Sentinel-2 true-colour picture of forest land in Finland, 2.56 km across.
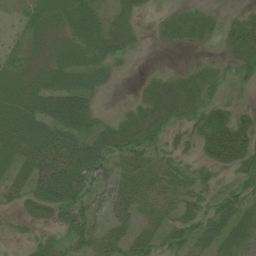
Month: July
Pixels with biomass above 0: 70%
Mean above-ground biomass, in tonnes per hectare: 29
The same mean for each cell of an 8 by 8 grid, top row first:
10 34 47 19 9 18 17 16
17 27 35 34 4 9 7 41
25 32 28 9 8 24 28 22
41 44 56 6 38 39 45 25
38 52 40 45 36 16 54 78
24 54 50 26 34 28 12 30
16 44 38 30 20 25 29 36
6 19 28 34 26 24 30 40
